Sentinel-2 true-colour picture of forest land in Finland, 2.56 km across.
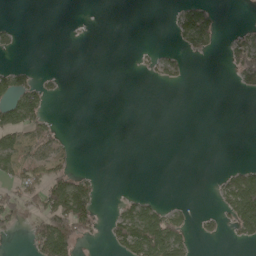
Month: May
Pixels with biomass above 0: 25%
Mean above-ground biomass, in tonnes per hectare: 30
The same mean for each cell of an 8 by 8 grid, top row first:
1 0 1 0 0 38 66 0
18 0 0 0 7 16 31 68
61 14 0 0 5 22 0 34
99 32 0 0 0 0 0 0
69 56 2 0 0 0 0 0
62 63 39 0 0 0 2 74
45 96 129 11 68 26 4 122
1 147 54 42 146 85 12 23
